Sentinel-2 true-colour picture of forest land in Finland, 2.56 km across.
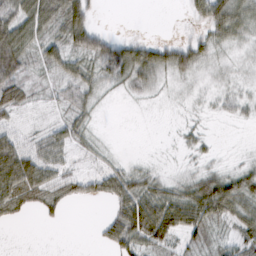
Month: February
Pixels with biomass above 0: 68%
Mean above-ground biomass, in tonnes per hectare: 30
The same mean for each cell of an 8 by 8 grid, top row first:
63 59 55 0 0 0 56 51
73 35 54 53 46 39 28 19
41 17 40 27 38 21 14 13
19 5 30 2 3 7 9 15
36 39 22 5 0 7 9 2
76 39 24 37 31 12 30 37
34 28 3 25 78 77 79 49
0 0 0 40 70 40 28 37
